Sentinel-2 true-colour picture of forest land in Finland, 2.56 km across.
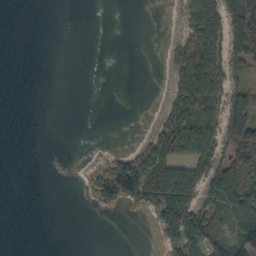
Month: October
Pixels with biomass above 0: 37%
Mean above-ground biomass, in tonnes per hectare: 36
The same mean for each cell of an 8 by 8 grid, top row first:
0 0 0 0 0 11 103 110
0 0 0 0 0 47 109 90
0 0 0 0 0 57 117 26
0 0 0 0 0 78 58 77
0 0 0 1 34 114 81 110
0 0 10 153 147 109 83 74
0 0 1 32 47 107 59 74
0 0 0 0 0 68 44 50
